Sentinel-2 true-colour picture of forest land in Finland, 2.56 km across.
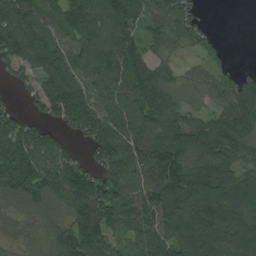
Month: August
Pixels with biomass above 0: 87%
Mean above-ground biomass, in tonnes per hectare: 104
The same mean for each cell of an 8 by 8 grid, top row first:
165 98 131 148 82 81 12 0
137 131 130 132 68 51 39 0
47 115 106 140 112 54 63 74
37 72 147 139 143 95 59 141
107 89 32 134 140 107 139 133
125 125 125 89 101 140 184 106
66 88 125 104 117 128 175 103
50 94 149 82 116 130 164 129
